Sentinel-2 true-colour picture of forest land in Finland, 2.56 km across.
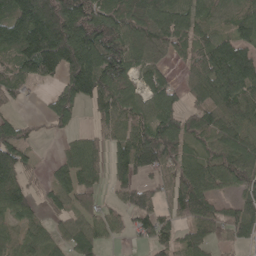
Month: May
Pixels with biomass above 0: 77%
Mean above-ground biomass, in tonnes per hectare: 87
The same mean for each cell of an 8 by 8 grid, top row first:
152 190 181 114 133 123 60 83
118 197 179 133 85 80 87 91
73 62 162 125 69 35 109 132
20 53 37 98 78 89 96 94
110 4 51 65 138 96 66 104
100 28 93 58 53 90 99 105
92 39 45 36 83 72 79 68
64 57 92 25 41 68 58 52
